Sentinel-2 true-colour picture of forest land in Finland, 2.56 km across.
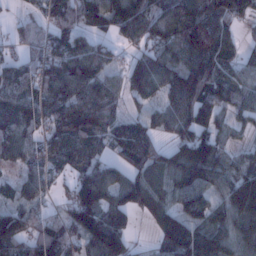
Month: January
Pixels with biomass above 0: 84%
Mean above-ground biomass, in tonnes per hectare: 98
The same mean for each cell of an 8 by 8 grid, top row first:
24 77 123 139 129 152 144 84
40 104 101 47 80 102 145 56
96 113 123 61 132 117 142 76
112 90 125 68 46 119 121 58
96 75 88 65 101 85 117 31
35 60 95 91 85 125 116 113
75 42 149 110 55 83 89 153
156 159 100 174 10 148 145 121
